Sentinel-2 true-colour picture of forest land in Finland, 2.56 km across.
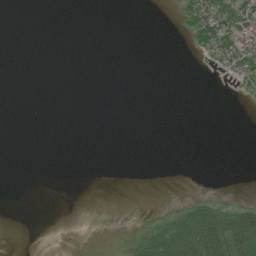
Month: July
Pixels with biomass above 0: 14%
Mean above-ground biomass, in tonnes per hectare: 13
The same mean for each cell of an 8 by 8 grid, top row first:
0 0 0 0 0 13 87 72
0 0 0 0 0 0 48 73
0 0 0 0 0 0 1 30
0 0 0 0 0 0 0 0
0 0 0 0 0 0 0 0
0 0 0 0 0 0 0 0
0 0 0 0 0 13 51 45
0 0 0 1 45 110 129 135
